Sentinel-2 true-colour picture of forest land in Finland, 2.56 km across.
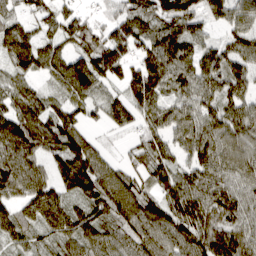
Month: March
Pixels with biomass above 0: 93%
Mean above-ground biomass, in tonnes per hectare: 85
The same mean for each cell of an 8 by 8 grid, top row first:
62 73 68 50 83 136 70 74
114 69 76 134 88 117 62 88
65 45 110 62 135 86 89 76
82 79 64 66 83 77 76 74
129 96 121 13 65 69 108 95
120 73 126 89 70 91 101 82
67 113 72 99 104 106 106 86
59 58 92 68 82 81 107 89
